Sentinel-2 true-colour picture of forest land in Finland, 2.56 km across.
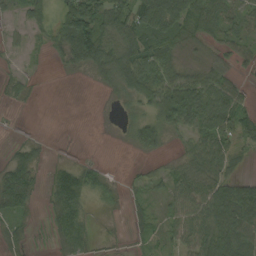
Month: September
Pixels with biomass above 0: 68%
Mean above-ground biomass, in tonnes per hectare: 48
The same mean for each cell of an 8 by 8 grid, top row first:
25 31 170 100 93 96 93 47
10 31 162 79 91 52 26 42
21 1 6 56 104 64 57 21
3 0 0 4 37 119 81 57
16 6 1 1 67 17 67 35
73 26 64 13 18 38 74 35
61 23 47 13 22 38 80 118
28 13 43 4 24 36 85 83
